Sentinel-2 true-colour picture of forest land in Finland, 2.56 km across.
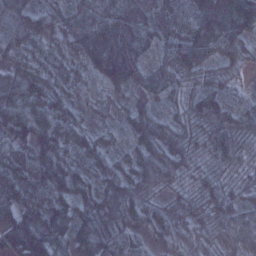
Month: January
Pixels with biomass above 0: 97%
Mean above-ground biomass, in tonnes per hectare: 68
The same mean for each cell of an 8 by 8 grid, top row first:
74 50 83 83 109 102 148 133
55 46 94 138 71 100 82 65
68 68 42 59 49 46 46 18
89 92 39 14 57 26 78 54
82 99 66 34 68 52 50 43
74 92 59 68 79 42 28 14
82 79 62 86 63 45 51 45
121 128 70 83 39 56 35 61
